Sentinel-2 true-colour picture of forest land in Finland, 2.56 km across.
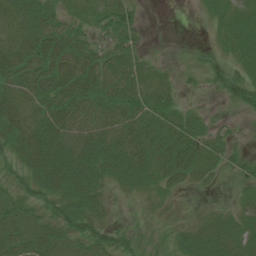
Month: July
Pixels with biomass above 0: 79%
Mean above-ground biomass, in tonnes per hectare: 36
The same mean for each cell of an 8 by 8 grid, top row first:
45 37 25 47 9 0 17 41
50 60 47 33 15 1 11 41
47 54 68 52 44 13 20 38
53 48 57 52 53 40 10 12
48 60 61 54 58 60 41 10
26 57 56 36 45 39 22 16
42 32 48 11 8 14 10 21
52 49 42 36 12 20 40 35
